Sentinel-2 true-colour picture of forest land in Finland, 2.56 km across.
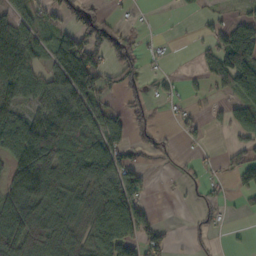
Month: October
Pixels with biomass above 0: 58%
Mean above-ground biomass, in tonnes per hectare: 60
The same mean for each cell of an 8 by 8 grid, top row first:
51 44 64 21 4 7 20 34
95 57 117 78 17 2 44 147
93 69 140 42 39 15 42 123
72 110 105 36 34 15 9 31
111 118 71 80 32 12 13 27
100 128 101 107 41 8 19 64
126 102 92 121 42 1 30 12
126 96 68 134 76 9 14 4
